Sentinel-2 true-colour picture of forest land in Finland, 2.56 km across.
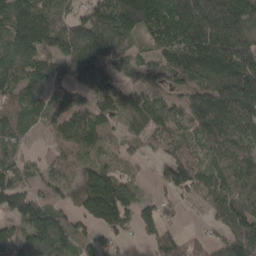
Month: April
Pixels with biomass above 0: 84%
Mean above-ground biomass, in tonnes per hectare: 97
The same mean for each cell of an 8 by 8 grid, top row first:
134 104 68 151 181 150 171 125
139 100 141 113 43 116 188 140
101 102 100 76 64 78 102 164
77 69 85 73 94 84 150 123
53 30 98 30 40 83 78 90
98 56 93 100 12 128 83 108
106 89 87 213 74 29 42 109
104 145 93 54 45 69 45 144
